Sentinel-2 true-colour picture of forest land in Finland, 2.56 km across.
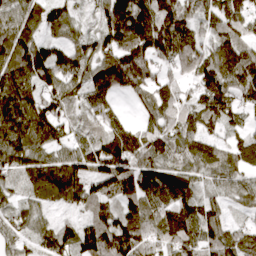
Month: April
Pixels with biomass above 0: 90%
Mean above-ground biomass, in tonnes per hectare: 93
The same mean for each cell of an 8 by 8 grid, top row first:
82 72 34 129 147 117 80 102
100 75 73 102 138 129 87 115
114 111 97 135 105 68 115 125
138 93 50 74 49 100 120 83
112 81 77 142 102 98 80 77
62 110 92 135 105 85 60 73
50 44 60 70 108 114 72 35
62 71 103 136 93 106 87 81
